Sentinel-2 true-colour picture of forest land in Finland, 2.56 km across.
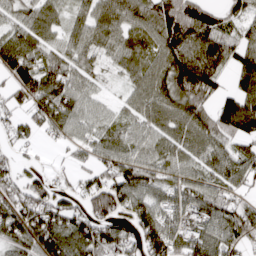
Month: April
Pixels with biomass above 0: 84%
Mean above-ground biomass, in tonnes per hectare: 79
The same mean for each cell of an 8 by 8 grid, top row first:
49 59 43 82 81 137 98 54
108 63 59 56 60 125 114 76
85 108 53 13 69 126 109 58
39 90 65 31 70 90 79 143
47 15 48 73 65 81 91 63
63 33 37 86 85 63 71 79
89 106 63 127 94 76 90 67
76 102 113 113 110 115 132 83
